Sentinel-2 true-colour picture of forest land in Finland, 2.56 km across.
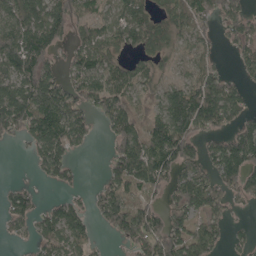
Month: May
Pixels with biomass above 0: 69%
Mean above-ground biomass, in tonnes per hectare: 91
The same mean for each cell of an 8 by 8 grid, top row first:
122 112 67 49 75 78 98 87
147 120 74 67 76 62 50 56
142 123 92 88 65 53 125 42
157 166 100 118 65 158 185 77
24 154 62 62 117 167 59 145
1 61 23 89 134 103 87 149
87 48 50 133 99 99 125 23
19 88 73 28 130 116 110 33
